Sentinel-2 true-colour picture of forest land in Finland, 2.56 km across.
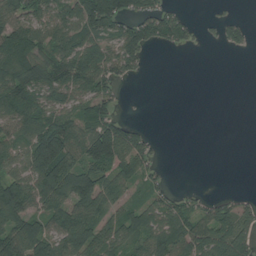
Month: August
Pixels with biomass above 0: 62%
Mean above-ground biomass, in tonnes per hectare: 62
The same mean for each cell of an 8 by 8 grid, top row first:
87 71 97 115 73 37 5 9
124 72 83 67 68 33 4 24
127 102 90 58 7 0 0 0
103 78 78 56 1 0 0 0
55 163 84 156 49 0 0 0
71 153 111 96 58 0 0 0
114 80 91 62 75 68 48 45
99 93 114 84 83 102 87 85
